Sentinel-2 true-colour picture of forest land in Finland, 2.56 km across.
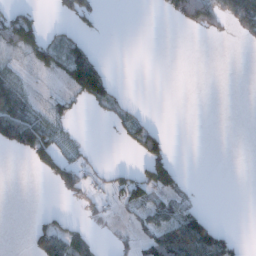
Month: January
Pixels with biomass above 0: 31%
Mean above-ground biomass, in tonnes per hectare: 26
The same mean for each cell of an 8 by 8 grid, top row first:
70 4 44 0 0 31 42 58
50 56 43 0 0 0 0 1
25 4 87 31 0 0 0 0
97 13 4 20 9 0 0 0
73 66 7 2 75 2 0 0
0 28 47 30 68 49 0 0
0 6 9 17 52 43 11 0
0 61 20 6 41 104 118 14
